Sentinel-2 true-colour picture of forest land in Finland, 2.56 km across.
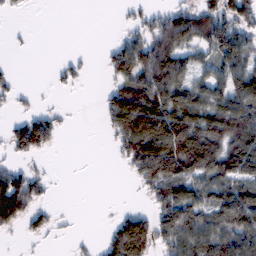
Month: February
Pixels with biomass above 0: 56%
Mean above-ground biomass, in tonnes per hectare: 74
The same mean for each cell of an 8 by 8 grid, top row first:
10 0 0 1 34 82 100 95
4 0 2 36 117 121 90 127
9 5 25 48 124 110 85 130
22 33 1 96 170 135 110 149
72 68 0 27 174 177 166 135
69 24 0 0 104 141 114 138
135 29 0 4 23 151 101 174
6 17 10 71 136 117 142 140
